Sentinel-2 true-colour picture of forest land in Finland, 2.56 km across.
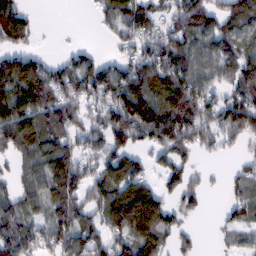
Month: February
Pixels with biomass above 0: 74%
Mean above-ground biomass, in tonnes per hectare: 82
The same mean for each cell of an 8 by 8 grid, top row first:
97 0 0 73 98 82 97 93
63 5 24 17 72 105 94 86
118 122 94 87 100 107 87 113
127 115 66 101 142 172 88 135
112 90 62 90 54 119 60 40
47 112 99 99 68 83 18 44
83 75 100 135 176 63 15 71
116 74 106 75 119 51 2 37
